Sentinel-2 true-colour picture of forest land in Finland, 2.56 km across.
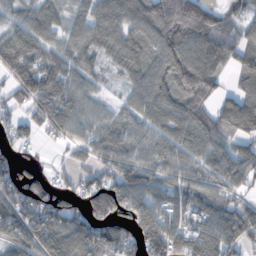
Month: October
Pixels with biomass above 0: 84%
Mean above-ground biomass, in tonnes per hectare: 79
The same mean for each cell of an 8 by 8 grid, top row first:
49 59 43 82 81 137 98 54
108 63 59 56 60 125 114 76
85 108 53 13 69 126 109 58
39 90 65 31 70 90 79 143
47 15 48 73 65 81 91 63
63 33 37 86 85 63 71 79
89 106 63 127 94 76 90 67
76 102 113 113 110 115 132 83
